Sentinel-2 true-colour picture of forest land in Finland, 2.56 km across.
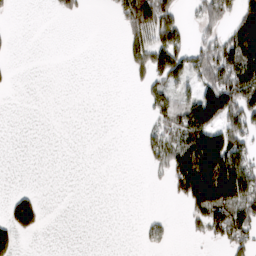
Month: March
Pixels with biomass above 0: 33%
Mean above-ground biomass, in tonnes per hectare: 48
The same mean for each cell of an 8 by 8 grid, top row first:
4 4 19 20 143 63 70 89
3 0 0 0 117 126 74 192
3 0 0 0 44 76 92 166
0 0 0 0 16 80 139 139
0 0 0 0 30 91 166 93
0 0 0 0 4 110 174 138
87 7 0 0 0 5 162 122
45 0 0 0 22 6 32 76
